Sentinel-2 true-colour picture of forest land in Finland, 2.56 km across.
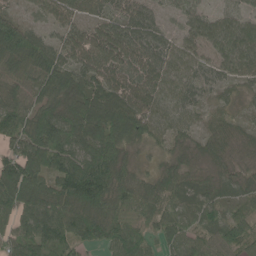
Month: June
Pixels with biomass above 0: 95%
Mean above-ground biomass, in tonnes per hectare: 76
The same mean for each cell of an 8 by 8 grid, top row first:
50 48 56 67 72 33 53 51
141 79 90 110 92 66 70 106
64 92 82 89 89 72 52 52
80 77 105 123 102 69 37 27
65 133 101 118 59 44 42 34
142 88 133 107 43 77 42 45
96 97 112 90 64 51 57 37
68 81 70 96 66 64 53 75
